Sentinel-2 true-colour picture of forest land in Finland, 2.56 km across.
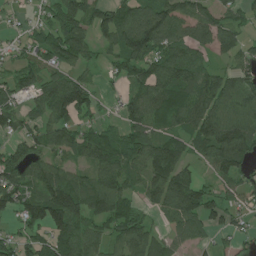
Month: July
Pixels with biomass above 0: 80%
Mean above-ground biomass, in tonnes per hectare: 87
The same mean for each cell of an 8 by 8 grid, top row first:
24 65 118 91 103 100 83 58
40 107 103 64 136 88 73 76
91 72 67 26 85 106 91 100
86 94 103 17 99 91 125 122
60 77 88 79 95 79 115 136
106 106 62 111 93 129 34 69
101 160 110 120 48 114 102 54
79 84 112 64 96 69 40 40
